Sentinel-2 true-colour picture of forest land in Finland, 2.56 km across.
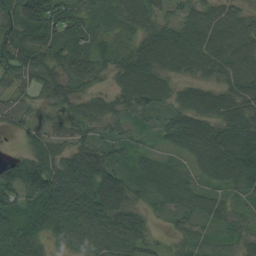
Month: August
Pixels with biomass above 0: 94%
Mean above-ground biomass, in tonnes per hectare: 65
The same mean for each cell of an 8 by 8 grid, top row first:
88 123 68 36 70 43 65 56
80 71 53 44 75 89 82 82
45 59 52 36 92 42 46 84
38 35 52 53 54 59 70 80
6 64 58 52 18 48 110 102
93 121 121 78 51 56 56 95
74 101 125 108 39 51 53 32
87 48 66 78 55 22 30 39
